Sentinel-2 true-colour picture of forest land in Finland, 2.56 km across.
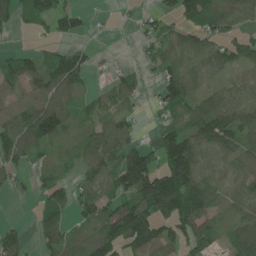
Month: June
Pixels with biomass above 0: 70%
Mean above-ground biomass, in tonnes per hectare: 65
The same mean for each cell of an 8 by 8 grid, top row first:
51 72 40 3 26 57 94 58
20 28 32 3 29 57 51 61
67 104 70 39 29 88 33 24
80 140 34 54 13 48 83 63
103 60 47 97 42 160 86 70
34 31 36 70 167 190 34 34
0 70 53 62 134 150 71 42
73 69 58 122 130 58 83 75
